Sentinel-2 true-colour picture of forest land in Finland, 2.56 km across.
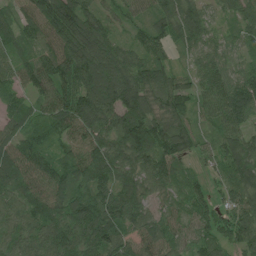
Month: July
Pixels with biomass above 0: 95%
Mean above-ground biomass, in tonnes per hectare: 87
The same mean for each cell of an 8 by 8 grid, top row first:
57 124 129 54 58 97 60 76
53 73 139 91 70 44 72 52
58 107 116 120 96 61 76 85
56 75 115 120 107 69 60 102
67 52 81 112 150 88 36 95
97 108 85 107 106 80 33 95
87 111 113 122 92 55 66 86
82 109 133 117 97 69 69 86
